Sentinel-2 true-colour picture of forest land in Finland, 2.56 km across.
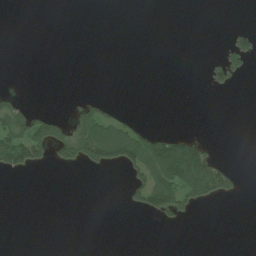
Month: July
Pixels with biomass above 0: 16%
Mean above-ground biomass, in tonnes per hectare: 22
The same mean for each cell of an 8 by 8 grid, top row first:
0 0 0 0 0 0 0 0
0 0 0 0 0 0 0 53
0 0 0 0 0 0 25 16
80 27 37 27 1 0 0 0
127 114 87 156 106 78 22 0
18 0 1 2 63 116 108 13
0 0 0 0 52 66 13 0
0 0 0 0 0 0 0 0
